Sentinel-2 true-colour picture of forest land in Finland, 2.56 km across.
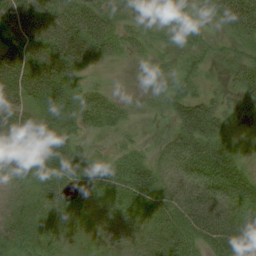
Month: August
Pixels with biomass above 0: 83%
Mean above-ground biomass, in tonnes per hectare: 33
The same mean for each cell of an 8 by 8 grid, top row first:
60 46 51 39 35 14 16 73
43 57 55 27 16 13 14 26
54 62 23 2 6 33 14 39
38 37 43 30 7 37 47 11
51 54 15 7 8 34 48 14
19 32 44 30 35 40 57 37
16 20 24 34 25 49 73 37
29 18 12 37 24 36 43 60
